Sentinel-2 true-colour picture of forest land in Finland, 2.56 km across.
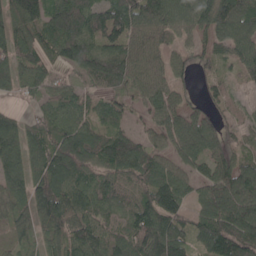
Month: May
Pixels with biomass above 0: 90%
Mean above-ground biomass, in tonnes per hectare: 95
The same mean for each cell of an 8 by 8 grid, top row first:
120 106 125 128 125 120 117 140
112 83 132 96 113 71 62 127
84 65 48 114 99 66 46 44
33 63 77 69 58 99 66 43
109 90 133 101 81 101 125 47
94 125 99 84 91 96 89 125
66 110 95 69 112 112 117 161
48 79 82 81 126 116 116 151
